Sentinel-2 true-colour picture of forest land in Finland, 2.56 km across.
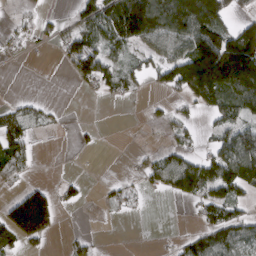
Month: March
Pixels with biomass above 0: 46%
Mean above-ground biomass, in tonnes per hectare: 60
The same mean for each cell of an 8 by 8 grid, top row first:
12 15 50 118 194 166 175 36
15 13 115 73 62 100 181 184
0 0 51 62 36 98 195 206
45 21 0 0 6 19 44 73
79 0 8 0 2 31 24 127
40 1 8 3 31 106 101 140
138 163 15 22 6 1 63 44
82 43 17 0 0 15 68 77
